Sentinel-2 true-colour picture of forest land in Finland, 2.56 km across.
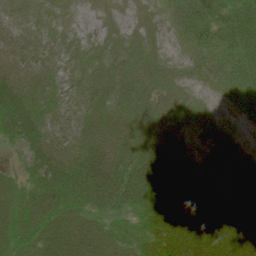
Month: June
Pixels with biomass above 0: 98%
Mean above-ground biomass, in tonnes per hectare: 41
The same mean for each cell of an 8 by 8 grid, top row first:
32 18 4 5 10 51 69 58
43 34 22 18 22 18 66 63
30 31 43 51 45 32 27 49
66 36 42 42 44 35 21 20
33 42 32 38 38 30 25 11
29 61 57 55 60 42 39 34
57 68 54 50 57 53 41 33
63 59 55 50 48 54 47 35
